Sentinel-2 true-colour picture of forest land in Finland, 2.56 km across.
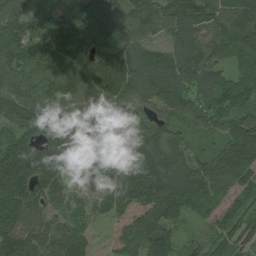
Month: July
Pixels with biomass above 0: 93%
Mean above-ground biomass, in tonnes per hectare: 109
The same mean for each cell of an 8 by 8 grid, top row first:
99 71 64 70 104 123 123 152
117 107 94 63 96 101 114 119
107 121 148 146 150 136 103 70
134 172 159 133 85 97 112 112
105 149 137 112 139 86 26 129
175 147 52 117 139 159 124 155
135 79 57 83 101 120 59 77
122 104 90 33 125 69 57 91
